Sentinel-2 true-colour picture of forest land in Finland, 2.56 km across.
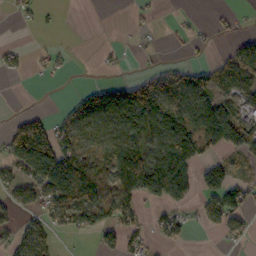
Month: October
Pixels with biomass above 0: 49%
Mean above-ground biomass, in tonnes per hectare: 60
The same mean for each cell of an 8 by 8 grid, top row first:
15 7 0 0 15 8 5 12
14 15 2 6 7 7 14 52
3 6 1 18 47 58 57 91
11 20 71 141 155 125 131 65
147 165 83 95 95 146 94 105
66 151 125 94 194 155 68 35
55 66 103 109 40 47 65 74
58 48 9 51 40 37 1 26
